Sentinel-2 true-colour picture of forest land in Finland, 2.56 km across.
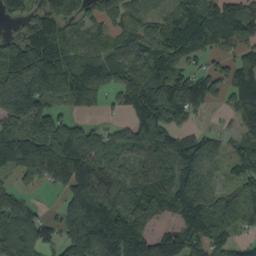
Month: September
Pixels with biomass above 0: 82%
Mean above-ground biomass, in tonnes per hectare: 121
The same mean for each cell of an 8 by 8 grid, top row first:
44 101 77 102 63 90 138 110
111 152 66 77 125 175 95 108
198 166 135 125 167 137 105 135
158 133 31 23 135 141 33 96
148 180 158 97 140 115 94 79
73 102 179 127 116 143 100 79
143 18 208 173 156 124 165 165
186 88 207 174 95 133 145 56
